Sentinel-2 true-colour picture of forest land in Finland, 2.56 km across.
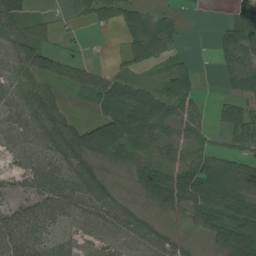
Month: August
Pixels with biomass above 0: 77%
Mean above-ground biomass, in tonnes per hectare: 49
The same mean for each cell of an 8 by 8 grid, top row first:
51 13 25 42 41 14 2 42
40 44 8 4 58 17 2 95
53 43 50 66 36 67 0 69
51 49 6 58 118 55 19 57
46 58 83 108 54 48 28 41
26 77 72 26 77 69 70 78
35 60 55 58 26 43 76 77
73 53 37 51 69 37 28 80
